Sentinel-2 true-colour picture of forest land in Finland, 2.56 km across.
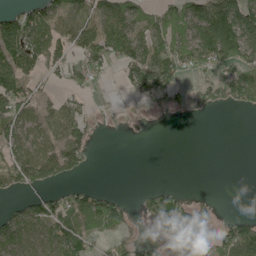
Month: May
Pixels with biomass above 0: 54%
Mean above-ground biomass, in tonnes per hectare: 52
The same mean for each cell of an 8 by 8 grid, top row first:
67 72 61 77 49 63 129 144
107 62 66 95 91 87 127 122
82 18 33 6 106 57 39 95
84 48 45 4 11 23 25 19
65 68 66 0 1 0 0 0
84 76 22 0 0 0 0 0
29 73 61 73 40 84 19 0
86 65 67 43 29 46 19 100
